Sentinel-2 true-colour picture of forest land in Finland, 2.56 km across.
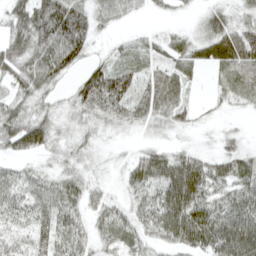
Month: April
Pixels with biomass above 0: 82%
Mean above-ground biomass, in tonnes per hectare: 44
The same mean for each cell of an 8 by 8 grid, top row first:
49 98 76 32 9 10 31 27
55 76 76 15 23 36 52 81
52 56 43 84 33 40 10 64
49 31 38 45 42 42 8 11
69 47 34 10 14 14 7 21
28 26 37 9 63 87 59 58
39 48 38 33 40 93 55 60
26 47 37 39 36 57 79 99
